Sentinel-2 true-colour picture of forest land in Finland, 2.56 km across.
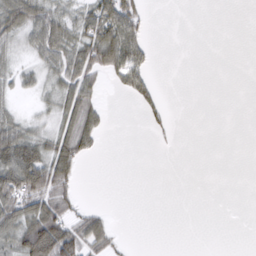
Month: March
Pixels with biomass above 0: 39%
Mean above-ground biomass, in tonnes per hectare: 26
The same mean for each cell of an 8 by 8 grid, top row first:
69 57 42 77 32 0 0 0
27 61 53 82 37 0 0 0
28 30 58 17 36 0 0 0
20 24 59 5 16 3 0 0
87 43 46 0 0 3 0 0
102 85 21 0 0 0 0 0
69 64 19 3 0 0 0 0
63 128 66 30 0 0 0 0
